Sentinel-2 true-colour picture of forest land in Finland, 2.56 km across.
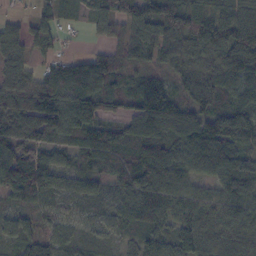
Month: October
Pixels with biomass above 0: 92%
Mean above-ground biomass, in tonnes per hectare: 82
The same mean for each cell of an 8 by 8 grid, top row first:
27 43 20 85 125 128 94 94
76 42 6 70 115 89 141 172
62 76 111 97 73 45 72 97
94 151 103 50 100 84 83 116
100 78 79 100 99 83 119 92
123 86 68 62 129 94 67 119
41 33 28 49 104 72 80 96
47 56 33 27 62 86 87 81
